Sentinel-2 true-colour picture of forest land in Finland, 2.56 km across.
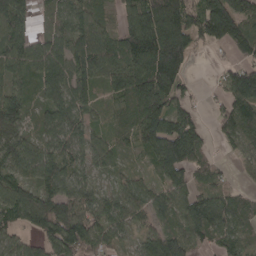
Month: April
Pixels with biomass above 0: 85%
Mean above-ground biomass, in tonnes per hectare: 87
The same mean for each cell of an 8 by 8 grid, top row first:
103 34 90 37 145 161 167 127
86 68 96 85 177 210 38 94
60 94 107 83 142 127 5 131
83 76 75 35 143 97 17 111
84 68 72 48 86 177 44 70
73 91 66 31 30 83 56 18
119 138 96 75 62 88 116 71
59 107 130 55 52 102 59 69
